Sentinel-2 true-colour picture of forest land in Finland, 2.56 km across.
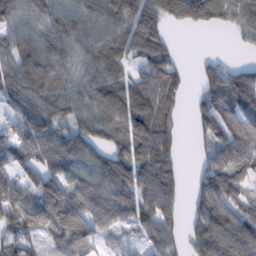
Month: February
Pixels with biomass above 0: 82%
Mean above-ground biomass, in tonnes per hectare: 83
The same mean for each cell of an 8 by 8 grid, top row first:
86 85 104 110 97 105 108 84
82 102 96 94 89 23 1 13
95 106 76 76 89 60 61 94
66 87 74 91 102 46 76 101
104 103 92 62 112 45 50 107
73 102 89 99 108 77 69 78
105 136 117 100 91 56 87 76
75 54 107 37 45 45 113 120
